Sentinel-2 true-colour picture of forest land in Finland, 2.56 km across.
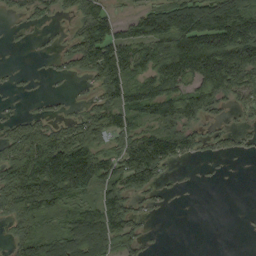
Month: September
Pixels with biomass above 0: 65%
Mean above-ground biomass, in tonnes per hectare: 74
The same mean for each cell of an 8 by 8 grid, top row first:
16 28 66 52 86 123 138 151
2 8 92 128 101 152 181 190
7 6 18 104 81 126 148 109
13 25 33 81 87 104 60 26
80 119 118 57 133 97 33 22
122 184 185 93 109 7 3 0
97 110 72 125 28 2 0 1
54 91 142 96 31 0 0 0
